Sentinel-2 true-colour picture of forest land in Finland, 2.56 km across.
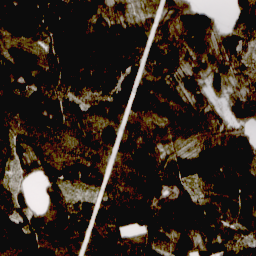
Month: April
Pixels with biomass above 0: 96%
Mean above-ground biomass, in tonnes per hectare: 125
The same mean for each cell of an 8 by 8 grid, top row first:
220 202 156 101 64 113 60 104
134 144 239 186 116 137 107 90
172 161 170 172 104 88 71 74
159 168 120 121 118 113 74 86
110 130 119 114 139 87 126 142
60 86 118 115 164 117 131 160
104 104 91 145 162 133 99 126
159 151 119 133 104 92 110 96
